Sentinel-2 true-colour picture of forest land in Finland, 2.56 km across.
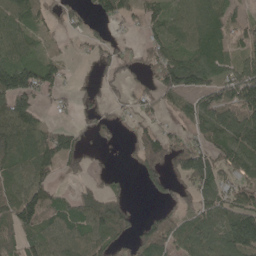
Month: May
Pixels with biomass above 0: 69%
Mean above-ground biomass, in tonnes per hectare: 75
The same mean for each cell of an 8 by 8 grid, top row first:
93 48 39 37 52 59 88 39
72 18 9 32 41 71 91 62
142 66 6 47 38 129 92 107
171 20 21 20 33 39 126 162
118 103 38 20 97 57 82 133
91 65 25 17 58 67 140 71
143 112 99 130 5 69 79 121
75 88 91 77 92 111 95 174
